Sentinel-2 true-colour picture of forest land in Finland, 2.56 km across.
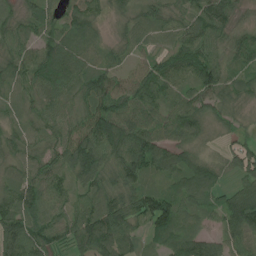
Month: July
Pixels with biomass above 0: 93%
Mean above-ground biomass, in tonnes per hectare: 71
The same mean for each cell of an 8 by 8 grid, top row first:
39 71 71 29 47 49 102 28
64 97 76 41 37 53 71 66
60 107 80 73 98 82 100 42
34 56 50 114 93 82 54 29
50 51 87 110 111 76 23 40
42 74 71 71 74 75 86 49
96 88 61 113 85 84 62 122
116 65 91 120 40 74 64 66
